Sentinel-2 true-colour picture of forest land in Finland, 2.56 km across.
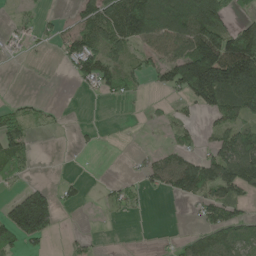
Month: May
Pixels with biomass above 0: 46%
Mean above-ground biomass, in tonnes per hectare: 60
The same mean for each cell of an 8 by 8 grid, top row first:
12 15 50 118 194 166 175 36
15 13 115 73 62 100 181 184
0 0 51 62 36 98 195 206
45 21 0 0 6 19 44 73
79 0 8 0 2 31 24 127
40 1 8 3 31 106 101 140
138 163 15 22 6 1 63 44
82 43 17 0 0 15 68 77
